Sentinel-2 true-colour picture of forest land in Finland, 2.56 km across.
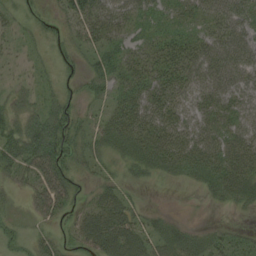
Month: August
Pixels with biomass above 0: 75%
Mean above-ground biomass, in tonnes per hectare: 34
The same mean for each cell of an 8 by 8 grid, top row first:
18 11 45 55 34 30 39 47
12 10 24 35 32 44 51 61
12 9 15 39 42 42 61 49
33 34 19 29 47 34 35 31
46 58 31 34 49 45 42 45
25 69 16 18 18 20 36 58
7 52 25 56 14 1 5 14
16 23 42 66 41 36 32 30
